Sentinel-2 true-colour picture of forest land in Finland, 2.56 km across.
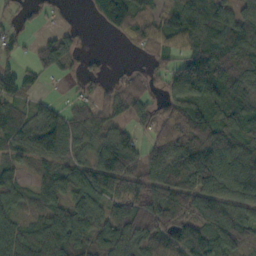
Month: October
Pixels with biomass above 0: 80%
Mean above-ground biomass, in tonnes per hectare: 78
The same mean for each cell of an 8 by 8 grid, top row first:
32 21 4 136 68 97 109 77
34 62 29 3 53 61 111 125
68 21 30 24 42 73 104 95
68 51 45 46 58 97 81 83
62 119 61 93 53 111 91 81
45 62 96 148 86 88 132 112
49 70 98 92 114 94 100 80
89 125 96 138 98 104 120 68
